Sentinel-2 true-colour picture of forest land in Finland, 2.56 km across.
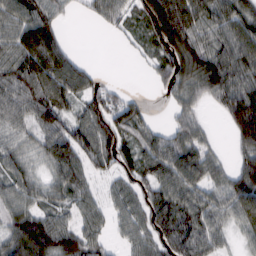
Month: February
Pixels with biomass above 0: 81%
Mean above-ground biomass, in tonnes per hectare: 70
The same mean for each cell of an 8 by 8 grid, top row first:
84 70 14 58 101 153 86 92
94 139 6 2 38 126 82 94
95 109 77 11 4 83 105 92
73 89 59 88 35 39 17 120
50 67 85 99 60 75 36 64
56 44 68 46 71 86 69 85
61 47 46 36 68 96 80 95
103 112 88 24 54 93 79 27
